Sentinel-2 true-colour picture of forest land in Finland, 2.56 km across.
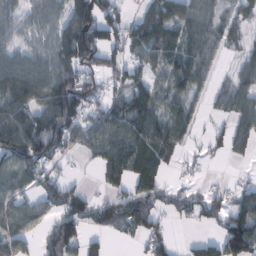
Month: February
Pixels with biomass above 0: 71%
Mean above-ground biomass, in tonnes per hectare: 65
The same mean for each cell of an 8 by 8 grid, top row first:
49 56 109 58 46 65 50 30
56 67 173 68 77 74 61 26
105 108 106 44 42 66 37 46
91 110 113 76 90 43 19 66
125 136 47 81 79 45 33 37
72 59 10 53 69 12 9 11
59 52 103 83 91 46 69 69
66 51 63 12 51 19 31 158
